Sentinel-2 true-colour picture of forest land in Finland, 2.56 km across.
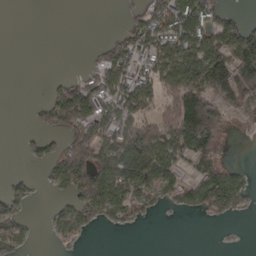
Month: March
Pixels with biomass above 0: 50%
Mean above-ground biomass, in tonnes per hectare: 64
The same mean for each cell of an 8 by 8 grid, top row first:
0 0 0 0 82 175 108 34
0 0 0 68 85 127 131 163
0 9 61 118 70 127 158 123
0 79 179 100 72 133 100 28
1 27 160 114 169 103 85 0
13 22 161 174 138 53 115 50
42 8 80 67 25 18 67 38
44 5 13 0 0 0 0 0
